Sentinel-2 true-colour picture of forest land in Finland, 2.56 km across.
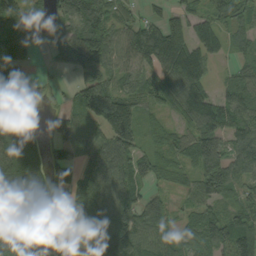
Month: September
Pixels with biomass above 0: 82%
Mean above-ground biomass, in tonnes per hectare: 88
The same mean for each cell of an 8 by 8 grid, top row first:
113 69 136 78 46 68 75 88
97 43 130 95 126 128 91 52
111 20 62 74 61 114 62 67
161 25 84 165 63 53 135 102
160 60 91 119 58 58 119 72
123 67 105 95 77 39 137 71
75 55 132 122 96 32 75 74
83 51 15 198 100 82 106 87
